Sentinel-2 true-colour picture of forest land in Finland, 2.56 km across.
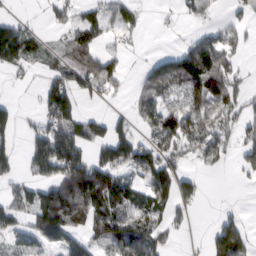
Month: February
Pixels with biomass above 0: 58%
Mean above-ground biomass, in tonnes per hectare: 63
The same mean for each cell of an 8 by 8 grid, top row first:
16 24 35 49 18 15 49 27
129 24 97 24 7 23 100 38
8 41 81 85 46 88 146 36
36 73 54 17 58 76 92 51
34 142 124 108 61 79 86 55
35 68 143 91 68 87 11 24
71 139 127 111 80 59 2 5
33 60 53 96 98 20 40 130
